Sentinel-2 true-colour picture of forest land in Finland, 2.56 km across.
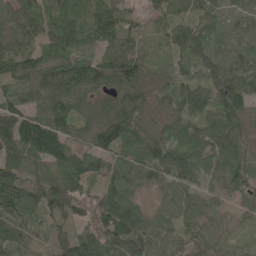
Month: May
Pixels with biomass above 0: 96%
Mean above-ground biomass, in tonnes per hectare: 81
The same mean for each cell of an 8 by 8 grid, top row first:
66 90 92 102 37 63 59 45
71 71 78 73 39 66 79 51
94 116 114 106 73 56 77 90
103 106 81 105 87 72 85 95
125 191 63 102 101 93 98 77
105 95 103 84 59 87 49 78
81 87 75 138 47 59 34 39
78 44 97 132 101 62 59 26
